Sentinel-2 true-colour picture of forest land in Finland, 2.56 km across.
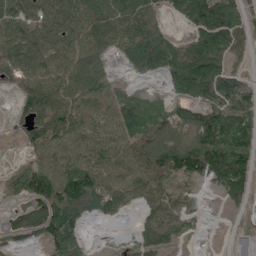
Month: May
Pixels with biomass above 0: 81%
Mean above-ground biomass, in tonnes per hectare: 87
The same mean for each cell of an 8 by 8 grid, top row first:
114 122 119 113 92 45 175 100
106 105 89 66 148 93 137 58
53 83 97 45 34 102 163 86
28 123 99 83 93 72 112 116
28 100 78 82 92 113 163 127
87 108 127 83 90 95 114 154
52 133 114 62 44 59 6 38
51 88 60 6 61 45 7 13
